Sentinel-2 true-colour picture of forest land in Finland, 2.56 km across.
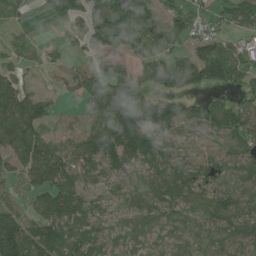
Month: July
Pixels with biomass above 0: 82%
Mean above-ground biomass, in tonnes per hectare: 91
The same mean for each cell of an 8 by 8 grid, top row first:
29 35 94 181 109 74 48 112
53 29 55 88 112 69 88 66
71 13 125 156 94 121 97 74
172 60 39 177 125 85 115 78
134 89 90 130 126 70 68 97
42 146 89 86 90 119 89 103
64 122 101 49 80 96 97 103
168 136 106 48 53 57 79 79
